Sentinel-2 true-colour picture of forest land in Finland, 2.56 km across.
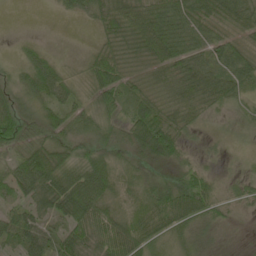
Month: May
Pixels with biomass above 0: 85%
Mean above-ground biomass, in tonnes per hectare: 46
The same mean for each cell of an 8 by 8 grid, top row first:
0 1 25 60 66 67 56 54
8 13 6 39 51 65 51 34
27 65 23 62 33 62 66 58
56 36 45 46 57 63 31 15
53 55 49 55 83 69 11 2
53 89 82 68 35 28 33 20
32 50 103 49 64 77 52 24
43 52 55 74 72 37 18 1
